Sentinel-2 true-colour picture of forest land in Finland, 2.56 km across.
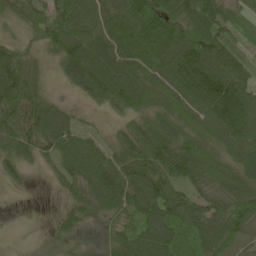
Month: May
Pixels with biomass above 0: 91%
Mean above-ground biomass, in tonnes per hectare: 78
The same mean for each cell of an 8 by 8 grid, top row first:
58 73 92 90 121 80 103 56
49 54 101 104 106 134 122 48
95 23 83 103 93 121 142 108
100 82 21 37 84 94 94 174
73 65 70 50 104 102 84 104
25 18 83 101 107 94 89 85
0 8 62 69 85 84 72 101
3 12 14 55 97 80 95 79
